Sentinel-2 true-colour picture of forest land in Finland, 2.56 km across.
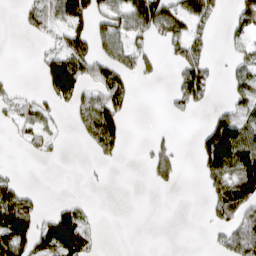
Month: March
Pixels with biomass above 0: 41%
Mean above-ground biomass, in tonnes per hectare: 45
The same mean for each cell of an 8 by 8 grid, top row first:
7 57 96 83 119 92 69 63
0 18 71 77 41 44 34 20
7 71 77 81 23 44 55 48
36 33 54 82 0 17 22 43
11 27 11 59 7 24 116 142
16 0 2 2 8 50 59 132
113 12 27 0 0 0 24 102
107 81 88 0 0 0 7 78
